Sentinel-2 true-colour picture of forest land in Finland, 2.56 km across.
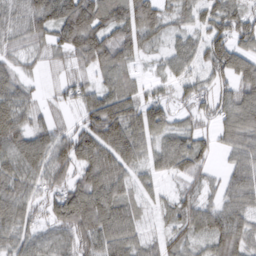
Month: March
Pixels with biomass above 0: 91%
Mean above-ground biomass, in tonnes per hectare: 73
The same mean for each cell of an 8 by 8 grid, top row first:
48 100 145 82 98 40 68 70
39 51 114 97 58 48 78 68
60 19 45 61 35 54 61 76
95 39 61 124 99 46 51 105
101 94 109 119 68 76 37 69
89 88 72 109 58 55 33 68
95 62 138 110 57 54 58 80
68 68 84 94 55 53 66 80
